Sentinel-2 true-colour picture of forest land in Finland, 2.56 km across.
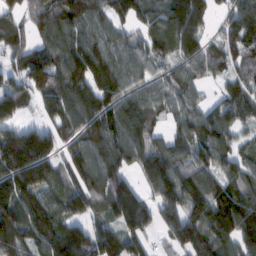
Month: February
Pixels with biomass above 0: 87%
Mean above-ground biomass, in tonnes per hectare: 117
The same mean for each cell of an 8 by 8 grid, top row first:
62 124 129 106 93 155 98 110
94 107 131 119 85 89 75 103
74 117 125 139 84 88 51 76
92 78 131 135 119 78 90 84
249 160 91 142 113 91 118 57
211 145 113 139 92 137 110 99
174 148 116 125 125 112 165 163
139 152 156 156 92 89 153 133
